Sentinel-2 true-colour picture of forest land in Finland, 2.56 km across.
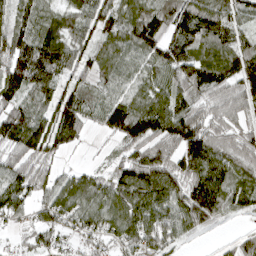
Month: April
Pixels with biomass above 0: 89%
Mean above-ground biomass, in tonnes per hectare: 86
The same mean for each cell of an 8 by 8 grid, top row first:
67 58 76 94 108 103 104 73
107 113 74 73 102 106 87 86
109 95 64 63 63 84 114 114
91 77 100 101 101 108 73 73
99 100 32 24 110 122 124 82
87 55 62 71 138 120 142 63
74 81 77 95 117 106 144 58
28 58 46 64 102 72 10 51
